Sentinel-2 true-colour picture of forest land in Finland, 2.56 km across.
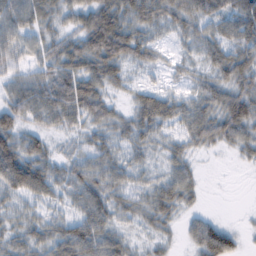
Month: February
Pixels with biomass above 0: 86%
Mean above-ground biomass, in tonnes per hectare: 46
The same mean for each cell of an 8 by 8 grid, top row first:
61 38 52 75 57 51 49 58
47 42 69 95 48 19 45 56
39 58 86 48 14 19 37 61
58 62 60 34 59 49 55 75
65 30 23 39 34 29 37 42
94 61 52 49 28 50 2 1
31 33 47 54 42 45 7 1
39 55 85 56 16 14 78 21
